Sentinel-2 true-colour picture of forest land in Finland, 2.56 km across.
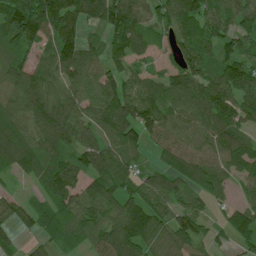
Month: July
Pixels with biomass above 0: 88%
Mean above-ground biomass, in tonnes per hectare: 95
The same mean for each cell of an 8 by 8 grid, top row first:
163 155 108 146 69 100 103 90
97 67 113 82 61 83 91 75
90 84 91 104 76 120 126 124
99 121 85 137 143 98 120 106
143 99 94 79 73 84 74 90
56 133 95 114 71 79 100 58
60 82 110 98 136 81 47 67
46 50 58 126 115 97 65 69
